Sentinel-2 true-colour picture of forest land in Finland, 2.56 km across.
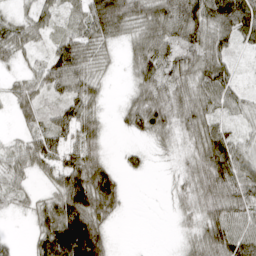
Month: April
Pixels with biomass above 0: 81%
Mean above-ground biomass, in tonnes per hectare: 58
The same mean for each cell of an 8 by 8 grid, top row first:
27 39 37 132 80 106 100 107
60 33 83 28 86 69 86 31
18 61 68 10 60 62 83 24
17 31 70 10 85 66 63 34
26 76 67 8 20 33 97 49
45 40 127 77 16 24 121 88
22 62 134 64 0 22 80 90
8 94 150 32 0 13 93 99
